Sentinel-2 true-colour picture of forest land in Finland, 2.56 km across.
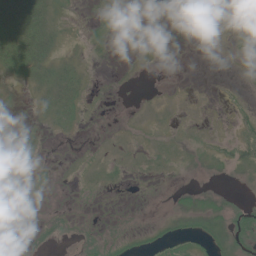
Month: June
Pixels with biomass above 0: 30%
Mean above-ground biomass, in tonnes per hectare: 6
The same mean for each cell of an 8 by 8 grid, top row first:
49 25 2 5 0 3 1 2
50 29 3 4 2 0 0 1
11 29 17 0 0 0 0 0
2 17 10 0 1 1 0 3
6 1 1 1 2 3 3 12
12 2 2 4 3 1 3 3
2 1 0 0 0 5 9 6
2 2 2 3 5 10 8 9
